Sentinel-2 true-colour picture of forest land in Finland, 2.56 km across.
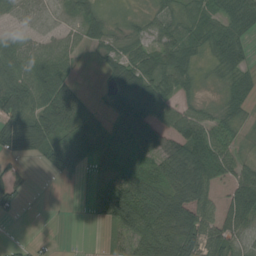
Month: August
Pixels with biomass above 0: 76%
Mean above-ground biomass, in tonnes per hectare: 57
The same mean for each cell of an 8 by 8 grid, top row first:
29 16 38 14 28 48 55 64
72 51 37 41 51 84 58 71
96 100 13 36 72 80 10 42
91 101 72 66 124 79 28 34
101 68 96 50 83 69 102 26
41 14 17 41 67 102 108 69
34 0 1 106 97 94 62 101
5 4 0 16 85 91 72 44
